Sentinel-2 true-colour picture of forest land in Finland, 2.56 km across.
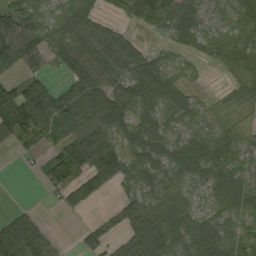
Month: September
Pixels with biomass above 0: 77%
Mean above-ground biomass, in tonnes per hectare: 49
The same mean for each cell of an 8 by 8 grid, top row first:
60 28 60 21 62 63 24 43
74 55 74 65 26 26 25 47
43 37 78 52 76 28 3 28
89 112 89 80 50 41 18 15
41 53 93 63 68 44 64 33
1 41 61 87 50 45 54 43
12 2 22 14 66 57 27 47
97 35 22 29 79 61 63 45
